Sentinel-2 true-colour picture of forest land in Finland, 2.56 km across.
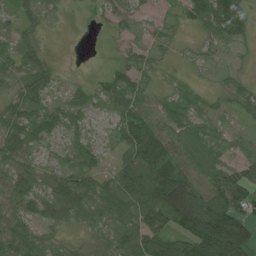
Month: July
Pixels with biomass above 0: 87%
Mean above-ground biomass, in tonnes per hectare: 53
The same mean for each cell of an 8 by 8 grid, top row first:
35 21 10 34 25 20 69 67
48 10 0 11 32 11 17 13
45 44 12 57 31 12 10 24
64 46 45 33 47 40 22 28
69 33 31 21 119 53 42 18
64 41 60 45 102 127 63 61
51 60 75 80 96 168 143 97
78 36 13 60 103 90 173 162
